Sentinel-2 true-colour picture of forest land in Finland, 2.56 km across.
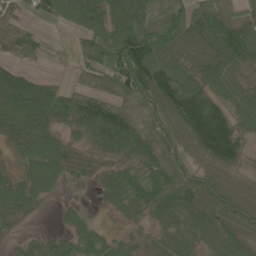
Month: June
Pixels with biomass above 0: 88%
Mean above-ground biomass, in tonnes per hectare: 67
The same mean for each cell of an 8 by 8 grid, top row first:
41 42 68 82 84 84 90 46
53 20 40 105 133 88 91 100
72 29 28 80 121 105 92 65
85 93 92 84 50 91 125 74
39 69 35 70 84 59 119 72
38 69 35 58 105 85 57 36
58 8 22 26 66 92 91 68
19 31 61 32 25 52 63 62
